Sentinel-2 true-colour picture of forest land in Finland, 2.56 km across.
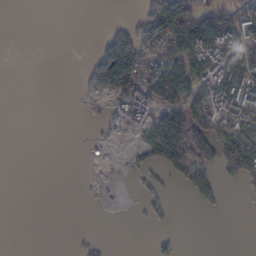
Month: February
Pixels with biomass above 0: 35%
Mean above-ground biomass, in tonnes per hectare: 38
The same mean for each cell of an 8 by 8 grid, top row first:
0 0 0 0 43 136 135 106
0 0 0 61 71 96 108 87
0 0 3 92 87 130 83 101
0 0 1 29 78 111 100 77
0 0 2 13 56 159 118 107
0 0 1 3 12 41 71 50
0 0 0 0 8 3 16 0
0 0 7 2 0 12 0 0
